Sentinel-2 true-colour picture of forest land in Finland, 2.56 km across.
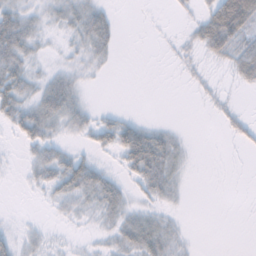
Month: November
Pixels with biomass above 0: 49%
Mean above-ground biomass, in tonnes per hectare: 18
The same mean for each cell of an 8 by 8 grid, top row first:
38 15 31 14 0 6 34 83
51 6 19 19 0 7 34 42
41 22 14 1 0 1 9 21
36 49 25 10 0 0 4 13
7 33 8 30 65 23 0 11
2 31 51 16 40 23 0 0
0 5 20 30 16 8 0 0
17 11 3 17 44 20 0 0
